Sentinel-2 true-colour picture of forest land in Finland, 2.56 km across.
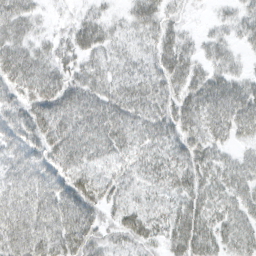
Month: March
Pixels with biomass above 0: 92%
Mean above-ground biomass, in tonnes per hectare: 40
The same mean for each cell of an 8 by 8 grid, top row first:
47 9 19 16 47 18 5 27
40 25 44 31 27 47 24 18
52 53 47 41 43 49 48 34
38 60 59 55 46 56 51 60
39 52 49 46 36 41 44 23
38 42 45 30 31 39 42 39
48 49 61 31 28 42 45 39
55 46 59 27 38 51 48 43
